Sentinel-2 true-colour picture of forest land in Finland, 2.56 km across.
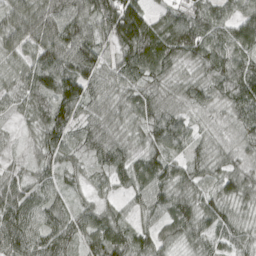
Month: April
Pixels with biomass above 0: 95%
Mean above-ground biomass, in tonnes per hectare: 72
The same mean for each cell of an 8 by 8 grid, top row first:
78 81 89 141 97 66 97 79
68 101 111 47 135 111 97 86
47 95 125 57 69 39 67 116
29 98 77 46 69 53 39 78
10 73 63 81 57 69 37 46
42 44 42 70 94 77 54 75
91 70 49 38 54 90 72 43
96 86 70 91 64 62 67 50
